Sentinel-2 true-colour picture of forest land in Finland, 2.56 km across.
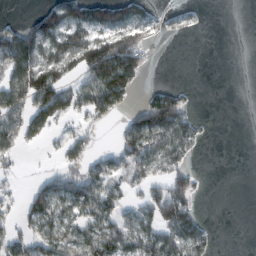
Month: February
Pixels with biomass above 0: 51%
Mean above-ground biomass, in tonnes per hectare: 60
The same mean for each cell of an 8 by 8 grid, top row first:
4 83 91 98 50 16 2 0
131 82 134 160 73 0 0 0
113 139 69 147 21 3 0 0
95 142 68 61 102 135 1 0
73 30 71 22 105 115 11 0
23 31 71 77 75 91 4 0
37 75 70 71 70 159 1 0
60 69 79 92 83 102 50 0
